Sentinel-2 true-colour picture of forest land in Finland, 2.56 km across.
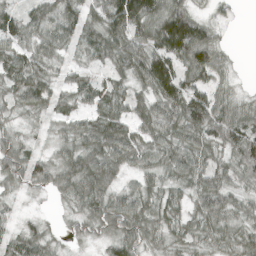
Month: April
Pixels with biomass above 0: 90%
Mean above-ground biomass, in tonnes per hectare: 62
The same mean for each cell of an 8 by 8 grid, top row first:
58 61 72 99 122 110 29 11
59 51 45 72 79 133 95 2
77 58 45 49 78 113 62 10
34 46 44 69 55 95 104 63
57 25 63 85 59 63 80 95
77 65 87 57 45 60 69 60
20 6 42 78 60 50 82 54
60 40 24 61 62 48 54 60
